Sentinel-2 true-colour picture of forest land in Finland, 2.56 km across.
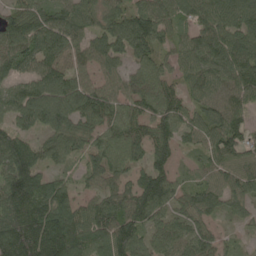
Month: May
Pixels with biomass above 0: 88%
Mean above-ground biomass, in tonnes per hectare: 105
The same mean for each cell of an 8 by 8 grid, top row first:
81 111 108 82 112 93 114 121
128 131 87 99 106 65 130 139
84 128 89 79 92 55 103 122
122 170 134 98 82 93 98 81
139 87 69 105 100 89 87 104
172 85 50 84 94 60 56 98
183 172 96 107 143 79 92 53
213 210 137 144 88 97 71 21
